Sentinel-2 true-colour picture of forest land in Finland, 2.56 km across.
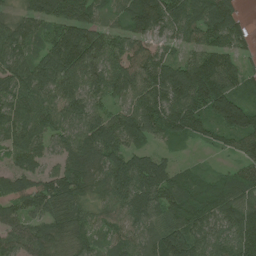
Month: June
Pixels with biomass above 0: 93%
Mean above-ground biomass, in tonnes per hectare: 97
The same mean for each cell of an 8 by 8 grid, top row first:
68 114 109 58 159 107 96 39
99 91 152 91 98 63 93 61
105 118 101 103 111 154 165 70
95 83 101 76 118 153 120 172
93 66 115 113 73 44 44 79
85 74 111 94 134 72 30 62
81 96 80 66 125 111 109 111
78 99 74 67 85 162 105 126
